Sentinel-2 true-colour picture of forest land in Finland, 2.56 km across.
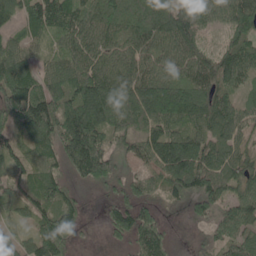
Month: May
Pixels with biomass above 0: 89%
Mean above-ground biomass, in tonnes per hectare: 99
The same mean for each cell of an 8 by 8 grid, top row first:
69 138 91 94 109 135 89 122
72 52 103 74 101 100 58 114
152 87 130 121 128 93 107 90
154 165 148 148 124 119 114 80
78 113 210 90 94 137 102 72
83 116 95 96 67 122 126 79
59 111 56 74 90 27 78 91
70 164 25 34 123 16 47 81
